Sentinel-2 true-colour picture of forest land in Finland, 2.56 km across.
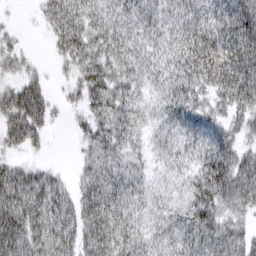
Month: March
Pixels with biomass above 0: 86%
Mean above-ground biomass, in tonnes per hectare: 49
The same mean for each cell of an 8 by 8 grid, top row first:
3 41 58 49 47 48 57 84
24 10 60 51 42 53 87 90
28 15 36 52 36 55 68 86
67 42 22 60 27 57 50 48
40 14 19 46 20 36 63 41
59 40 27 53 25 25 90 72
80 73 56 58 34 40 79 43
78 77 50 56 49 51 64 48
